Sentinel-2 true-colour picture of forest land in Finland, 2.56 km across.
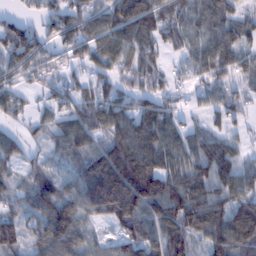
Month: February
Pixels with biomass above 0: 85%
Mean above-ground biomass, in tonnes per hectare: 84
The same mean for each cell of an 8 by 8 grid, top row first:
46 71 98 104 108 87 90 50
141 67 89 96 81 57 79 79
55 46 55 60 71 34 67 53
47 42 88 95 90 52 40 51
55 45 89 94 109 74 95 39
52 72 97 176 186 105 101 101
58 122 106 156 119 114 118 105
103 119 84 46 96 63 76 96
